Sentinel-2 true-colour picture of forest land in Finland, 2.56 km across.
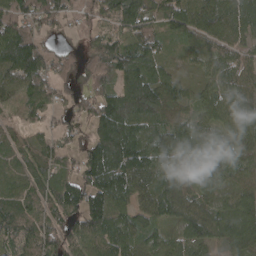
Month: April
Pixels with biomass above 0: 92%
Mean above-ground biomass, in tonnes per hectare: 92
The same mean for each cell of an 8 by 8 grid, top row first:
79 104 52 92 99 103 105 98
203 49 37 107 109 40 65 68
112 102 69 87 124 67 48 79
37 64 65 158 159 65 68 83
52 48 56 220 140 137 87 76
60 73 110 171 106 107 70 51
93 78 132 138 64 110 83 113
83 97 100 116 69 62 93 102
